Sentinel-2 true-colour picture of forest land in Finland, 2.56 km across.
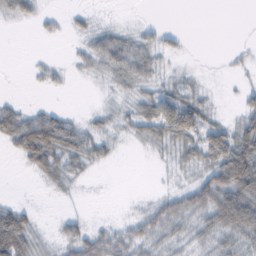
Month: February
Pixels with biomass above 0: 57%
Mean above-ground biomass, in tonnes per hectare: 24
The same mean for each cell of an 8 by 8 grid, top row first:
22 9 7 1 1 0 0 0
0 0 13 51 32 10 0 5
0 13 5 21 28 19 3 5
28 24 5 14 40 67 24 21
40 84 44 16 17 33 51 69
1 29 17 0 0 8 42 109
31 0 1 0 15 38 52 89
78 10 40 37 33 23 26 37
